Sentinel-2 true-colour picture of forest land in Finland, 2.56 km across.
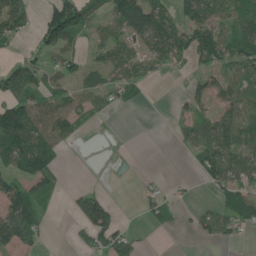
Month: June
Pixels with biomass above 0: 55%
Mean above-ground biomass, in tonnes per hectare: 58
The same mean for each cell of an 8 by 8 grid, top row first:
100 73 110 72 141 67 94 66
20 69 29 80 65 114 102 79
120 49 44 54 48 4 40 55
125 94 68 21 2 20 44 81
155 120 11 2 0 17 95 87
74 87 0 2 10 3 69 86
123 23 78 45 28 27 30 95
108 11 25 91 14 0 29 17
